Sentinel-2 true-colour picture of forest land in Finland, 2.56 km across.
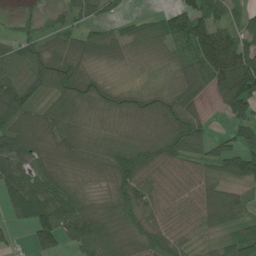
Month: July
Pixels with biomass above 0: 86%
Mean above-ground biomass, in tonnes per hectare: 67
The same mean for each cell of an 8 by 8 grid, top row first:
21 23 48 30 15 77 77 36
53 52 55 50 56 86 117 96
101 90 74 17 21 63 80 128
98 59 61 66 74 98 27 65
114 73 75 63 75 94 65 62
90 81 47 65 82 63 51 70
63 97 80 74 73 62 91 69
12 66 71 89 90 65 21 59
